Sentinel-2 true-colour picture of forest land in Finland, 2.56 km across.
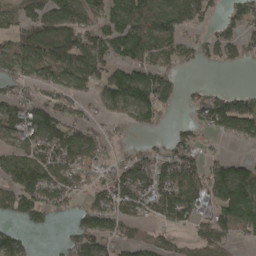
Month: April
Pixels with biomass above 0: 69%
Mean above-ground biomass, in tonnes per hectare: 80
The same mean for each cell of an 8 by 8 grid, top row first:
68 114 95 105 118 118 50 69
77 93 109 106 117 89 52 65
80 70 99 105 125 46 6 0
89 95 48 53 116 19 102 123
77 116 104 35 28 64 23 28
117 122 78 65 103 114 82 120
100 87 53 100 77 134 80 170
67 2 90 76 55 28 74 34
